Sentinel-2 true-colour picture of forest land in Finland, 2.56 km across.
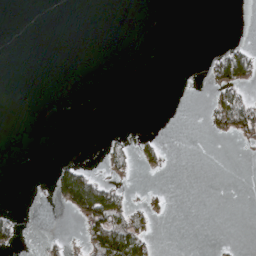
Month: April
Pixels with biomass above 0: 12%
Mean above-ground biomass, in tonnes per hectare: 13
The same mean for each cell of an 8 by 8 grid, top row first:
0 0 0 0 0 0 0 0
0 0 0 0 0 0 2 32
0 0 0 0 0 0 21 78
0 0 0 0 0 0 22 80
0 0 0 13 21 0 1 9
0 10 83 17 6 0 0 0
5 2 79 94 25 0 0 0
25 10 13 104 50 0 0 2
